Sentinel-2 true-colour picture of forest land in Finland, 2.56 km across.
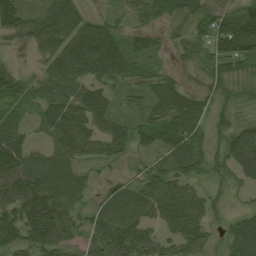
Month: August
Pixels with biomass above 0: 86%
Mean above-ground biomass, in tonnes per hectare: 54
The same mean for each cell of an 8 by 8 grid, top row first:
105 59 50 29 38 37 58 79
12 48 90 85 38 23 48 76
57 52 62 53 46 36 39 46
39 55 81 59 37 69 42 30
72 32 74 70 35 56 29 77
88 60 28 22 48 52 31 39
74 95 32 49 45 91 50 20
63 77 39 72 64 58 40 85
